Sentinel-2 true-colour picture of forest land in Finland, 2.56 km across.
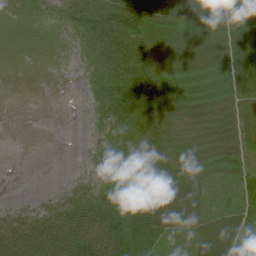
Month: June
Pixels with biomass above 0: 86%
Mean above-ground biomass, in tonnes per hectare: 46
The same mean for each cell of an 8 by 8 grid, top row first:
30 35 84 79 53 41 50 53
14 12 32 90 63 41 48 51
2 2 15 76 92 45 42 40
0 0 2 66 83 49 55 54
0 0 2 27 41 38 52 48
0 0 11 51 53 50 32 30
23 37 69 76 114 57 33 37
98 105 115 117 92 16 54 35
